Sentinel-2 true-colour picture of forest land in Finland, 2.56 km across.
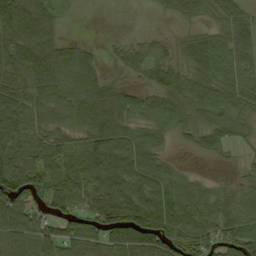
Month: September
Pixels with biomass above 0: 82%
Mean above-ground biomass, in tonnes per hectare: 69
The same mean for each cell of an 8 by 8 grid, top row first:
120 79 3 0 1 37 32 65
99 88 43 16 40 30 66 80
74 105 112 29 33 68 65 68
107 73 113 115 58 74 76 57
83 72 59 105 83 16 51 29
104 82 87 124 117 49 11 20
101 54 49 122 133 88 57 82
83 52 75 82 111 76 63 92
